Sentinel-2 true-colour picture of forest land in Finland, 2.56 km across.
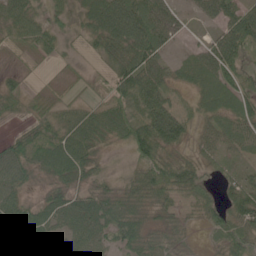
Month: June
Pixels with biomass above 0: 84%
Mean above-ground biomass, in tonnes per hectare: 48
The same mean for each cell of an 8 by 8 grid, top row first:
63 35 32 101 89 36 32 77
27 36 15 74 92 14 40 75
18 7 19 56 83 31 60 58
20 35 45 73 72 65 48 68
39 57 74 33 88 51 36 49
52 34 45 16 62 79 30 35
57 49 50 50 37 30 47 58
44 27 55 45 43 31 11 59
